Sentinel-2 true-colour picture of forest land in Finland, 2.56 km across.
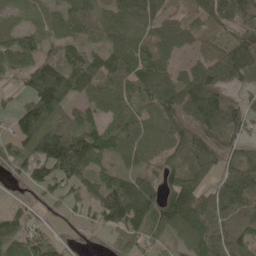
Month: May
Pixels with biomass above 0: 86%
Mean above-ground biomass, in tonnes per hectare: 74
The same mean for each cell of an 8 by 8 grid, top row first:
31 44 85 77 79 35 68 92
109 41 60 73 47 53 44 97
47 157 101 72 63 49 126 69
70 104 57 60 41 91 150 80
82 115 114 73 55 70 92 59
53 75 85 77 74 74 49 95
36 38 47 138 107 119 98 79
76 53 26 43 62 42 79 86
